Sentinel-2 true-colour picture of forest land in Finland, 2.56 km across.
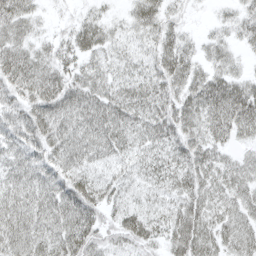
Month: April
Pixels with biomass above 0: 92%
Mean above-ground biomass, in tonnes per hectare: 40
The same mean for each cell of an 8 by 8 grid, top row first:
47 9 19 16 47 18 5 27
40 25 44 31 27 47 24 18
52 53 47 41 43 49 48 34
38 60 59 55 46 56 51 60
39 52 49 46 36 41 44 23
38 42 45 30 31 39 42 39
48 49 61 31 28 42 45 39
55 46 59 27 38 51 48 43
